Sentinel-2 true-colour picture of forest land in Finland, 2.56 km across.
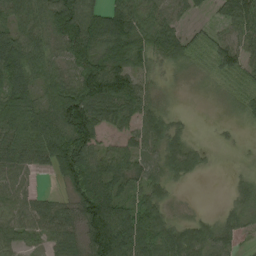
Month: August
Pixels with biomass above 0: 82%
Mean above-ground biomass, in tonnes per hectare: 62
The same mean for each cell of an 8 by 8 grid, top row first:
63 92 119 86 61 30 13 72
101 64 112 83 74 66 42 56
92 71 106 117 45 15 24 39
95 93 134 74 64 17 1 28
72 103 113 31 62 51 8 6
59 20 86 86 58 44 8 15
55 63 78 92 64 18 3 40
52 51 73 172 91 79 65 27
